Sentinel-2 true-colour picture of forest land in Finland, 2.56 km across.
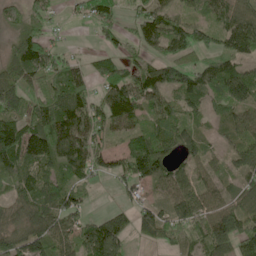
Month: June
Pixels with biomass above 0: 83%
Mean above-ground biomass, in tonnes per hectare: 85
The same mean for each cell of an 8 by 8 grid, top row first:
59 71 23 49 65 67 48 89
112 68 7 30 64 98 59 92
138 86 85 99 98 111 113 134
93 141 139 129 73 68 48 82
156 163 131 45 109 77 35 64
100 70 78 68 123 85 54 62
63 119 65 25 61 87 99 113
79 107 99 127 40 50 106 136
